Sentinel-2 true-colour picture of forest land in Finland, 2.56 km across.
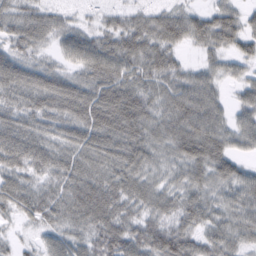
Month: February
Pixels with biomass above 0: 93%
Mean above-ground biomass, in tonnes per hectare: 52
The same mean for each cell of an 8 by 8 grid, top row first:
49 41 12 22 33 40 41 36
39 21 66 59 57 35 41 38
65 63 49 72 55 49 44 32
53 61 76 94 62 67 70 38
69 54 65 70 66 60 75 41
54 43 69 61 52 35 56 51
52 65 75 65 49 47 49 57
15 32 45 67 63 69 48 44
